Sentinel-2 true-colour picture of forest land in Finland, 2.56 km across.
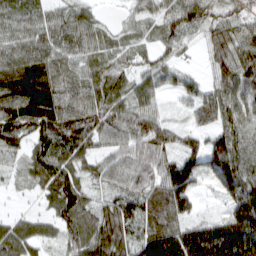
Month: March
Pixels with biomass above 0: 93%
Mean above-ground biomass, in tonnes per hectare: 80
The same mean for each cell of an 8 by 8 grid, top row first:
70 62 66 9 52 82 71 64
81 79 73 55 41 49 63 90
112 97 68 70 63 49 49 105
99 110 93 77 74 12 79 86
63 106 99 65 79 59 63 65
29 101 70 72 85 153 57 110
11 33 103 96 125 112 6 107
90 42 88 130 123 164 178 178
